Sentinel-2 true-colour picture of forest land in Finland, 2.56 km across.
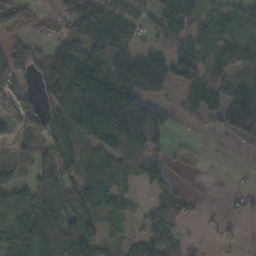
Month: October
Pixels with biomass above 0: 69%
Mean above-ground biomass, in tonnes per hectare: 87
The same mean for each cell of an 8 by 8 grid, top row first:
73 35 122 120 39 124 41 43
52 43 89 112 62 89 68 63
80 63 175 183 258 108 84 68
73 69 184 252 170 33 62 209
47 85 81 155 156 8 2 16
42 85 93 123 110 26 1 4
118 135 122 76 25 72 8 17
157 139 251 39 59 69 9 12
